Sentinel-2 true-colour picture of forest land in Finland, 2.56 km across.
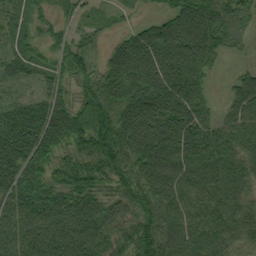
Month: September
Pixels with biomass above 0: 93%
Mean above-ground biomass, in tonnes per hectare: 73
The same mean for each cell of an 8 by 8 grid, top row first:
17 31 24 17 14 56 81 65
22 37 68 27 70 81 85 27
29 44 60 72 71 81 39 31
51 86 101 95 71 83 51 64
93 111 90 135 86 101 98 76
101 87 101 83 90 92 94 74
79 95 107 71 84 77 67 63
95 126 128 83 100 77 80 53
